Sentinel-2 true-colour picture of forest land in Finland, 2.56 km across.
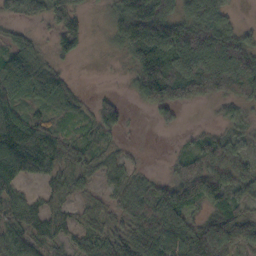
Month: October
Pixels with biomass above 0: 79%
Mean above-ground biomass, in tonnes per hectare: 64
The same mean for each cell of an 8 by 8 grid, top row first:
42 59 41 59 205 79 93 14
59 19 41 19 140 135 151 96
109 81 8 1 125 147 136 132
69 49 38 60 23 40 3 26
103 79 38 24 2 5 50 37
87 52 43 40 27 57 104 60
49 44 29 33 67 103 49 38
56 41 26 60 83 90 129 77
